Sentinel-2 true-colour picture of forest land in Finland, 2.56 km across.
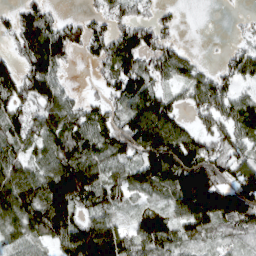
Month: March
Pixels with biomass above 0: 80%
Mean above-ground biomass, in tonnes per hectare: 87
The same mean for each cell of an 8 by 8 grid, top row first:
57 57 30 57 36 23 0 6
55 158 57 107 101 46 1 35
88 114 3 89 109 46 59 58
74 87 71 63 152 66 101 96
68 101 121 97 151 154 77 73
101 124 174 67 105 166 157 97
129 156 84 53 44 88 192 174
53 65 162 151 105 81 50 40
